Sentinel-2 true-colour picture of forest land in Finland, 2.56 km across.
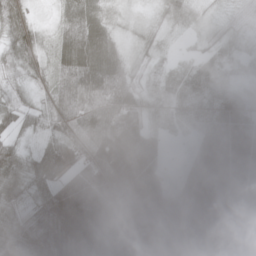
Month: May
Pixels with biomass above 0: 95%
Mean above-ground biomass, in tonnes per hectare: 59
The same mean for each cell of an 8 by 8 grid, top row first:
52 11 77 24 10 36 20 23
55 27 98 63 23 10 24 21
32 33 80 98 32 46 55 53
53 59 71 85 51 52 46 82
35 59 70 84 61 10 47 89
61 56 68 91 72 13 84 80
45 71 100 100 94 74 86 70
86 68 94 87 111 72 80 79
